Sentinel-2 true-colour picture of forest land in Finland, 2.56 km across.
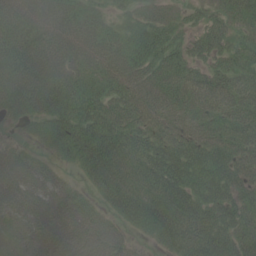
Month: June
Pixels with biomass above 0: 91%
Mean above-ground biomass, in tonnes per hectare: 69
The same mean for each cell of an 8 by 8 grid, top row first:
83 68 59 27 37 23 32 42
111 90 71 71 82 56 51 51
98 105 67 77 67 73 60 70
63 84 98 83 74 60 57 81
27 32 96 111 77 73 74 84
73 54 30 99 86 94 83 71
46 71 75 52 97 95 85 87
21 48 74 70 20 74 94 76
